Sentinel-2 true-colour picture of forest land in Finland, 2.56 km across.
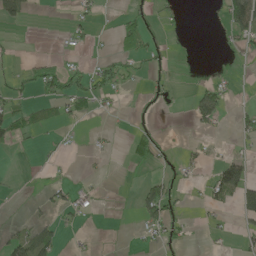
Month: May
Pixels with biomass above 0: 24%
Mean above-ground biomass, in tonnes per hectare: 21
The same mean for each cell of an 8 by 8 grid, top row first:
46 0 19 3 34 11 5 60
5 1 15 13 51 6 0 22
15 66 43 53 16 11 15 7
36 19 26 12 11 4 68 16
23 5 4 5 40 9 9 12
3 7 4 1 13 24 15 72
2 24 25 2 57 31 19 47
42 47 7 1 14 26 7 14
